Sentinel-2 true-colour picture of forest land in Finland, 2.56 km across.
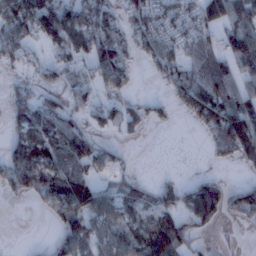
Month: January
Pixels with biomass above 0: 61%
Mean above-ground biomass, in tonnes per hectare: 57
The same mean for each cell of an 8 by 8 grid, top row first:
92 97 93 60 72 60 85 69
76 41 70 109 51 55 70 75
23 26 38 59 6 78 125 79
63 70 42 46 38 26 116 99
51 86 83 20 4 0 39 119
78 91 84 34 11 9 25 7
2 38 86 57 47 70 129 58
0 15 69 58 70 90 18 5
